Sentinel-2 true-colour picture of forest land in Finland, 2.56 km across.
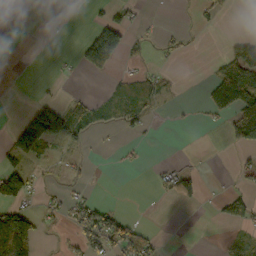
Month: October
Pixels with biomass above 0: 27%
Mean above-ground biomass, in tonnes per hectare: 27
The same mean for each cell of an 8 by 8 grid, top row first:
4 0 9 28 6 2 14 1
0 1 46 143 12 16 0 40
0 4 4 19 35 6 14 79
5 119 38 18 23 2 17 71
88 87 21 2 6 0 0 53
82 7 8 1 1 45 2 16
65 16 37 16 0 5 2 49
142 2 36 69 48 0 0 16
